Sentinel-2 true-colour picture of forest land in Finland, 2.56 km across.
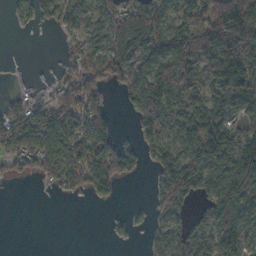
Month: November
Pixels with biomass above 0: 64%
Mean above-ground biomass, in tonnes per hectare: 74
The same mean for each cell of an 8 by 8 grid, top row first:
29 39 45 95 140 76 140 202
2 1 54 101 123 133 135 164
3 10 89 63 97 156 65 131
63 106 98 43 88 70 122 63
99 103 124 82 41 75 148 102
33 51 86 104 15 156 103 121
0 0 1 7 9 78 57 112
0 0 0 11 13 69 68 105
